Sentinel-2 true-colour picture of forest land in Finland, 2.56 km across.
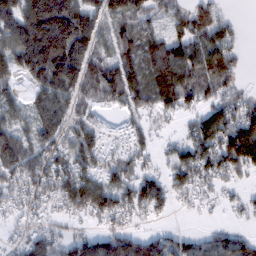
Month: February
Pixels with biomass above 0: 79%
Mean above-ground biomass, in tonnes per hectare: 90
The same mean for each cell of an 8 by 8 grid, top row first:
124 212 159 111 85 69 103 9
116 210 158 86 106 115 112 38
52 157 142 151 108 130 96 35
69 130 51 21 77 69 84 105
122 87 79 23 46 43 127 178
95 104 109 82 92 73 87 60
47 45 97 103 94 34 19 35
37 82 71 101 84 62 59 61
